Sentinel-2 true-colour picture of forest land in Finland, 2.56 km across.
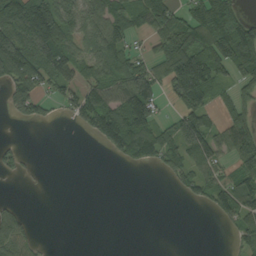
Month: September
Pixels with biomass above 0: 53%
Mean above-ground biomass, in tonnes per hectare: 70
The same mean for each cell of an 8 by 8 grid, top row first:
175 172 107 98 84 84 151 80
55 159 78 126 27 126 119 141
97 80 90 104 146 91 96 56
63 30 113 159 163 40 56 76
21 0 0 107 172 110 108 112
30 1 0 0 0 60 70 94
28 0 0 0 0 0 34 113
99 4 0 0 0 0 0 61
